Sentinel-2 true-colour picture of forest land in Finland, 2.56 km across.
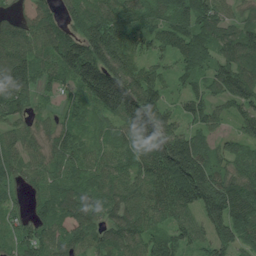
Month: July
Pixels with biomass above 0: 94%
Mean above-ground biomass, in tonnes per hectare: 105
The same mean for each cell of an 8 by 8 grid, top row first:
72 93 132 119 77 107 100 60
115 112 157 190 73 93 111 142
167 67 139 214 151 50 86 160
114 33 59 111 220 74 97 90
81 67 56 68 147 204 64 61
78 67 72 92 82 187 163 100
56 83 115 110 84 109 171 123
78 94 88 101 88 82 83 111
